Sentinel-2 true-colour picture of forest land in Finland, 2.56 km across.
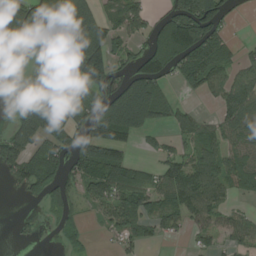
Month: August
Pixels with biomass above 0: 61%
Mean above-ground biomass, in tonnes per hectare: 84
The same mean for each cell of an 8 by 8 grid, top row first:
193 194 209 69 59 140 185 5
36 140 209 92 66 167 117 20
1 90 119 114 151 40 86 72
38 135 66 192 172 63 12 112
144 76 116 108 22 48 82 67
64 104 78 109 57 115 112 97
1 47 27 73 75 95 81 21
13 2 34 21 47 17 36 50
